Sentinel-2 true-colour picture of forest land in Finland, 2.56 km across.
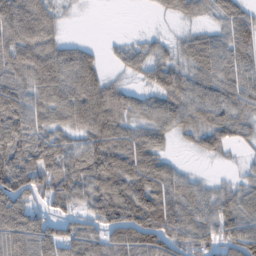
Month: February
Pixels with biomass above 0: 82%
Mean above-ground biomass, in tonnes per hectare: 69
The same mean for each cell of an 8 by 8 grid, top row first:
120 79 3 0 1 37 32 65
99 88 43 16 40 30 66 80
74 105 112 29 33 68 65 68
107 73 113 115 58 74 76 57
83 72 59 105 83 16 51 29
104 82 87 124 117 49 11 20
101 54 49 122 133 88 57 82
83 52 75 82 111 76 63 92
